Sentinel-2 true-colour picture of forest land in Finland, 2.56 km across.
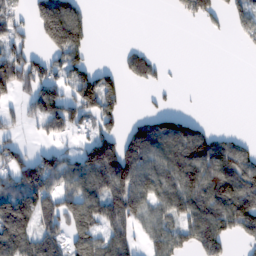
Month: February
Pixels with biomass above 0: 56%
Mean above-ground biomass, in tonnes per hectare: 82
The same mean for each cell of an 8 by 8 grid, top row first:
58 186 69 0 0 16 51 73
88 88 99 1 23 0 0 15
134 105 117 58 51 2 0 0
36 138 113 83 23 42 0 0
57 37 52 119 161 157 120 51
106 143 127 174 101 130 133 146
180 97 121 118 99 102 132 131
152 111 92 104 52 90 127 43
